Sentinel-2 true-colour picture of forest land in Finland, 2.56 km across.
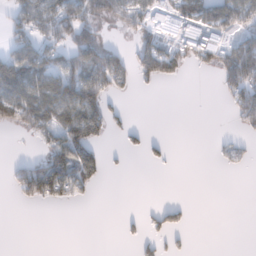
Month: January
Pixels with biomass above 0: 38%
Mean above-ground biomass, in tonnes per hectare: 44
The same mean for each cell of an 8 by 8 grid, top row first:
52 90 85 61 65 83 94 97
68 66 93 34 58 56 79 92
140 99 139 92 32 26 0 106
106 118 130 27 0 0 0 66
1 55 93 6 20 0 2 18
41 124 85 3 0 0 0 3
5 15 3 0 5 21 0 0
0 0 0 0 24 12 0 0
